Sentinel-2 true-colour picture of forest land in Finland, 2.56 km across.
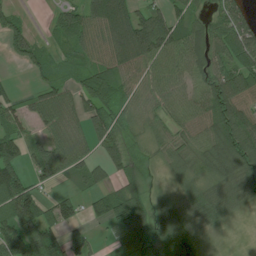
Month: July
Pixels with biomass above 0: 79%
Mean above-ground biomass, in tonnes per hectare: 71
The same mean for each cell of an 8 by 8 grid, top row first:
37 15 80 124 67 56 45 69
60 34 62 81 127 96 82 103
9 46 53 81 65 79 87 112
59 71 58 67 53 67 110 119
86 71 45 67 34 69 94 102
90 70 51 38 42 50 80 97
146 52 41 102 87 77 103 42
133 100 54 21 92 127 22 2
